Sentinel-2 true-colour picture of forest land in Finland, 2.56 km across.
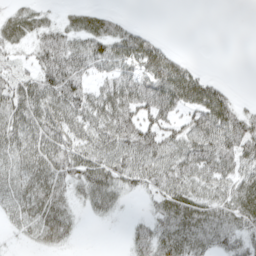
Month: April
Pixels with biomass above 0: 72%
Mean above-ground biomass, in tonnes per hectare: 47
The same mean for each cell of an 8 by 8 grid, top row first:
35 19 36 27 0 0 0 0
26 62 53 71 74 9 0 0
38 62 52 48 70 103 41 0
54 67 67 76 56 49 88 42
58 64 64 79 82 63 80 75
57 65 55 59 60 68 61 57
51 67 20 28 8 64 54 63
11 41 8 0 45 64 50 42
